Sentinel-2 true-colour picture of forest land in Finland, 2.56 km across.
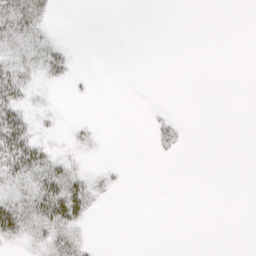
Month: April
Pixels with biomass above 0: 25%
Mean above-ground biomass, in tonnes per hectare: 8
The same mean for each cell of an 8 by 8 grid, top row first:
36 11 0 0 0 0 0 0
24 19 0 0 0 0 0 0
31 9 3 0 0 0 0 0
31 6 0 0 1 2 0 0
49 13 10 0 0 13 0 0
30 38 19 7 0 0 0 0
38 50 40 0 0 0 0 0
18 20 14 0 0 0 0 0
